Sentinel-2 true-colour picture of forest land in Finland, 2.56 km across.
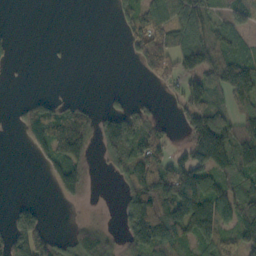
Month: October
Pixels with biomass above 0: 54%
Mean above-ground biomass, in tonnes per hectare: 69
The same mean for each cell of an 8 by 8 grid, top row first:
0 0 0 18 76 93 81 62
10 2 0 0 97 96 132 59
1 0 0 0 17 62 91 173
27 115 56 54 47 25 134 86
7 121 104 101 99 22 222 122
0 39 98 19 126 112 108 114
37 7 10 2 168 149 154 149
107 90 69 39 143 105 92 90
